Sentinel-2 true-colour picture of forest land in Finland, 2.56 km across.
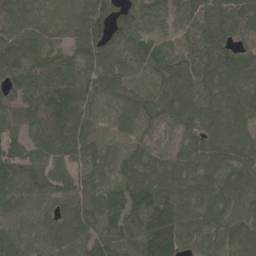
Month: May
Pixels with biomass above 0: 96%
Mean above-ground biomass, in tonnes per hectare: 94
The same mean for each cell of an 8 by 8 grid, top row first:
86 27 49 108 55 44 93 99
118 53 86 97 91 47 93 66
91 127 108 116 86 106 83 104
92 140 132 81 112 103 84 92
74 121 137 89 86 79 118 99
115 120 97 102 109 103 87 96
79 69 92 111 150 119 82 72
59 62 91 95 151 148 74 89
